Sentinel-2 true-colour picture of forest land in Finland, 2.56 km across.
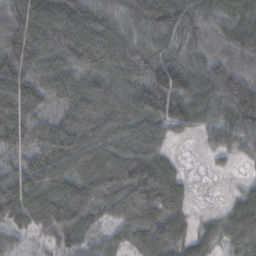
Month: October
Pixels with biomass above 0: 94%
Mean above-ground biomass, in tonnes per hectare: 91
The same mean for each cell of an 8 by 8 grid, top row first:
103 115 129 91 118 124 84 76
107 116 143 141 103 86 69 85
109 106 96 104 135 125 91 99
104 57 117 107 117 106 70 109
81 111 125 93 94 16 28 49
73 115 108 126 154 66 10 13
109 121 116 81 141 66 11 67
61 59 87 54 79 68 44 71
